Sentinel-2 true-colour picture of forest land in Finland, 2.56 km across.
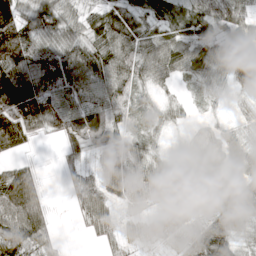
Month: April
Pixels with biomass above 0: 88%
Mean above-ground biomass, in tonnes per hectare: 57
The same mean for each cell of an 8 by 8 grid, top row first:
80 94 45 56 47 49 73 71
122 78 77 72 59 64 53 37
131 95 103 87 50 30 45 47
121 73 94 69 30 24 12 21
69 5 60 61 47 8 40 45
80 6 40 74 78 51 34 39
101 31 38 39 40 58 67 66
83 42 2 31 41 45 101 46
